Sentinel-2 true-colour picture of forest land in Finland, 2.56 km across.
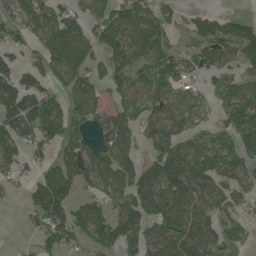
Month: June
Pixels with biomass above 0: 71%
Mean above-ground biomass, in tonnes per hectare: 83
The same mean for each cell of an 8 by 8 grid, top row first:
50 89 78 114 116 51 73 36
52 77 87 119 134 72 94 115
100 79 91 83 71 113 44 63
145 116 58 74 71 90 32 82
107 75 65 86 55 107 51 83
44 78 75 86 98 133 99 86
5 137 82 81 104 137 99 54
4 70 49 91 93 131 111 87
